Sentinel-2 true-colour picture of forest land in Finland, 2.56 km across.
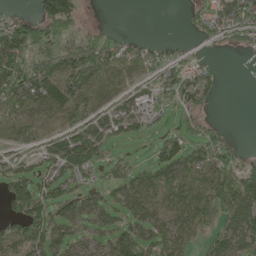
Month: May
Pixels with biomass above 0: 68%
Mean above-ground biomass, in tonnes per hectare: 71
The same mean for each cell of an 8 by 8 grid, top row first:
26 130 54 0 0 0 64 84
149 124 186 65 41 21 15 41
141 150 180 85 57 80 44 0
97 94 121 60 75 44 26 0
36 67 151 71 18 72 103 14
71 54 61 47 77 79 87 124
69 87 52 61 63 49 97 126
88 89 33 63 90 70 54 88
